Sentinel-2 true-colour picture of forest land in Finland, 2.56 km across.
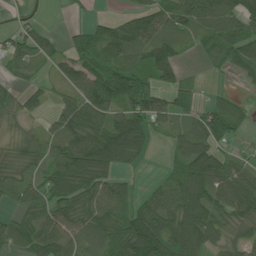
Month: July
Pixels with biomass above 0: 76%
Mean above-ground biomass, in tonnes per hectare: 68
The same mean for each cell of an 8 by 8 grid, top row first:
14 3 6 31 85 79 105 100
53 44 64 116 88 50 48 69
27 23 100 112 66 64 5 23
40 30 103 76 119 52 68 34
35 70 139 136 54 43 90 16
53 65 105 64 9 54 112 74
41 67 86 90 70 101 99 91
57 102 64 88 133 105 76 53
